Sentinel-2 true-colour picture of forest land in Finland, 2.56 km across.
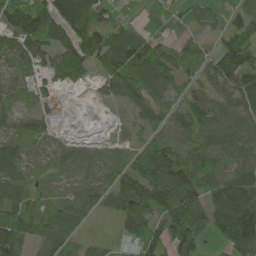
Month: June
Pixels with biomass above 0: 84%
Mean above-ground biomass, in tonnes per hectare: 72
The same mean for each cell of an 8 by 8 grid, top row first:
94 107 125 34 20 31 27 50
74 78 135 107 81 36 25 133
42 58 40 101 83 58 71 120
40 26 1 3 81 46 89 98
48 35 28 12 57 54 69 86
68 22 27 51 135 128 71 108
115 61 57 50 134 155 128 195
98 64 44 15 88 98 59 166
